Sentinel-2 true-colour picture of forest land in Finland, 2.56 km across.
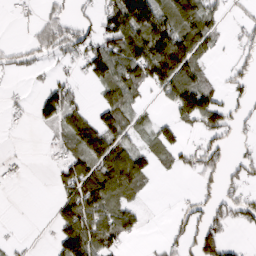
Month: March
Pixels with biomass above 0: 49%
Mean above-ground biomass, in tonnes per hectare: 53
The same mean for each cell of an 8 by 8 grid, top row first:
9 32 27 100 133 86 60 14
33 65 69 88 125 149 52 27
6 16 20 92 83 124 35 40
12 72 46 78 18 51 115 39
1 10 60 92 26 50 49 26
10 6 96 110 62 20 46 48
0 6 127 73 17 17 58 72
6 7 143 74 9 35 111 6
